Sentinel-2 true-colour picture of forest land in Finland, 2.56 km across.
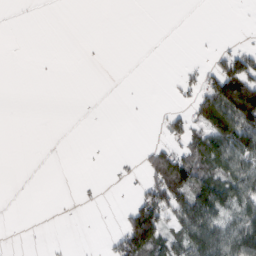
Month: March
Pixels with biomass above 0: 27%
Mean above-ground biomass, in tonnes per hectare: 31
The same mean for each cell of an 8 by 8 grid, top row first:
0 0 0 0 0 0 0 1
0 0 1 0 0 0 3 26
0 0 0 0 0 13 50 152
0 0 0 0 0 22 97 170
0 0 0 0 9 43 88 126
0 0 1 3 31 131 84 92
0 0 3 0 108 82 119 80
0 2 0 24 131 54 111 107
